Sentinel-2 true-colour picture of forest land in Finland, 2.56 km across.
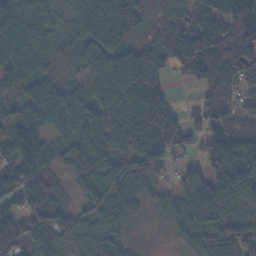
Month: November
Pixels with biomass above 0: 88%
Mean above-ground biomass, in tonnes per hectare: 83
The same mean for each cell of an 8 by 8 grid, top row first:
116 88 98 93 52 46 99 137
107 69 68 76 72 113 131 83
75 63 42 127 169 18 87 85
68 91 121 88 179 48 91 53
120 65 102 84 130 99 59 106
148 79 49 69 74 32 72 145
73 131 33 66 24 47 92 77
99 102 52 66 4 15 57 96
